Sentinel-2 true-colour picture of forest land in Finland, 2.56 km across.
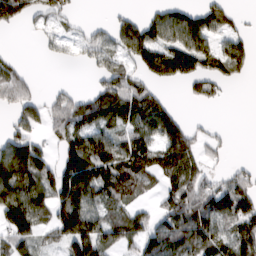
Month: March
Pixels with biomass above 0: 64%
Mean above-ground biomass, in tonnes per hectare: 75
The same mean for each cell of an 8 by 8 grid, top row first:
70 50 15 19 38 87 85 17
3 22 41 74 120 101 69 63
71 3 2 86 64 73 75 20
52 63 95 109 115 49 3 0
90 32 127 104 103 152 31 0
159 97 182 117 103 116 44 42
140 94 142 77 31 93 100 101
95 38 171 80 86 110 99 110
